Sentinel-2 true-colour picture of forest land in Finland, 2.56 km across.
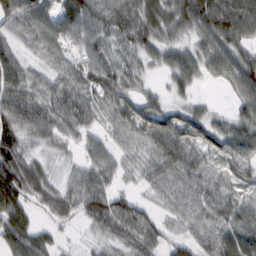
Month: February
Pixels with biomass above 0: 92%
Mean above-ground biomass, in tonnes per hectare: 57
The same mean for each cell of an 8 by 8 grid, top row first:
72 52 86 82 67 78 107 104
41 56 44 43 56 49 60 69
70 44 69 64 26 49 23 71
91 72 62 49 74 50 31 44
67 37 37 38 49 88 57 61
110 41 46 45 35 61 48 42
76 49 53 79 38 35 58 51
86 40 11 41 63 39 38 80
